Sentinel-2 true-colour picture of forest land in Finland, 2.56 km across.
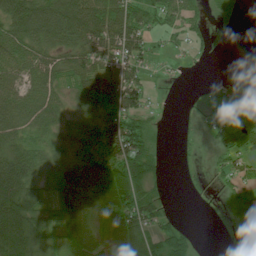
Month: July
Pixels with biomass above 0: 70%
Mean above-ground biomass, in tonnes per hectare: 47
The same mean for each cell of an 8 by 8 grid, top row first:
91 97 104 102 56 49 19 17
83 70 79 79 42 16 13 1
71 77 63 65 28 4 2 27
88 66 43 66 33 3 15 30
61 33 37 78 49 8 12 48
92 32 86 67 57 4 15 36
83 39 73 61 65 2 9 49
79 35 81 44 48 42 1 7
